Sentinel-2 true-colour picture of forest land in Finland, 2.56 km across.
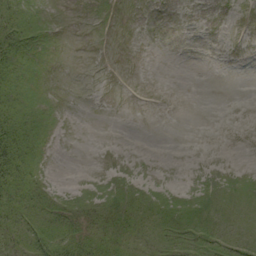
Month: September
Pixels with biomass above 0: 37%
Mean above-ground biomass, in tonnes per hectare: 7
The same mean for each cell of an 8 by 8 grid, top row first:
24 3 0 0 0 0 0 0
19 2 0 0 0 0 0 0
10 0 0 0 0 0 0 0
24 3 0 0 0 0 0 0
36 3 0 0 0 0 0 0
32 5 0 2 2 0 1 1
25 20 14 14 14 16 10 4
21 33 20 12 9 15 17 9
